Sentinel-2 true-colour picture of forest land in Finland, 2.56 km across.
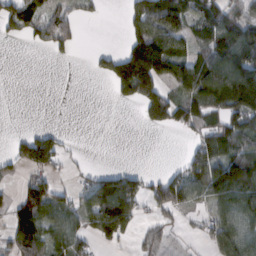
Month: February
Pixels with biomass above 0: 54%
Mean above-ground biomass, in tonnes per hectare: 75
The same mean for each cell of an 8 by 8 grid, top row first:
111 77 40 0 108 135 96 91
1 49 18 13 176 80 114 151
0 0 0 99 197 110 180 207
0 0 0 0 77 95 94 133
36 98 2 0 0 0 90 85
28 60 23 84 54 65 136 176
86 116 72 212 51 77 51 110
123 100 82 77 58 25 51 98
